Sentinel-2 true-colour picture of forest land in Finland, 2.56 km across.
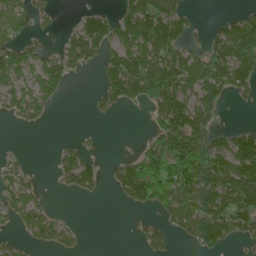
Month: June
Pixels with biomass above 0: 53%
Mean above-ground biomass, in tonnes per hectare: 70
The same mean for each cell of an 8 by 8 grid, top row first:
91 35 34 51 181 98 2 46
76 31 96 89 141 102 70 133
84 96 5 93 162 133 141 96
55 34 0 25 18 146 88 4
1 1 19 0 38 155 135 105
47 4 104 33 153 142 133 134
71 27 0 1 51 122 108 131
21 48 18 0 51 28 100 60
